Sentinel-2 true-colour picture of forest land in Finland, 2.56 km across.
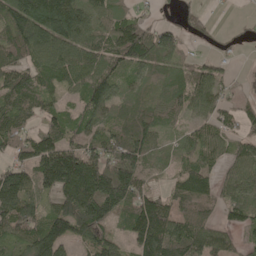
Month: May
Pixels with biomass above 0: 82%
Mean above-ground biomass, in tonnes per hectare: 96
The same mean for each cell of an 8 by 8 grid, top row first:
139 183 111 92 40 29 30 4
113 141 129 132 165 86 13 15
99 73 102 101 62 54 89 11
105 65 79 87 83 58 63 55
84 120 104 102 112 38 83 66
115 170 223 197 90 64 81 84
173 65 200 137 153 84 70 91
75 168 69 65 175 142 105 43
